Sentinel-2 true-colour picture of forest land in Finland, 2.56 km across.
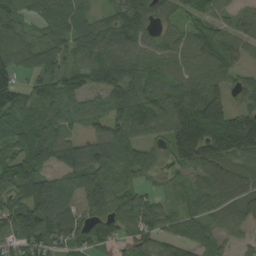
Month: August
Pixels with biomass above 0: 88%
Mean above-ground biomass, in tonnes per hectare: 81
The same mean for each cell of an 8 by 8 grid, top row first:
61 66 58 41 73 51 74 40
81 70 87 82 68 78 88 61
69 59 54 75 81 92 112 45
78 46 55 72 119 132 218 72
59 99 67 124 82 165 179 159
96 63 82 94 58 34 90 82
85 127 80 89 77 40 62 73
76 81 72 65 75 71 59 32
